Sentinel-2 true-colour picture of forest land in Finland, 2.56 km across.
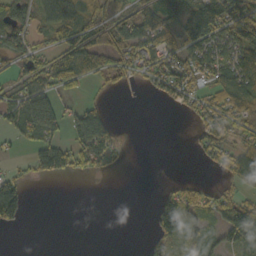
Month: October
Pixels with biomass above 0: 53%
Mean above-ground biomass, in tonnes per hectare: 53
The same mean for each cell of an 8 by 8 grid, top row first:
79 73 97 81 86 102 166 110
67 59 135 99 101 76 101 103
53 77 59 35 34 106 60 78
73 93 57 19 0 12 85 55
27 69 68 50 0 0 59 52
49 44 30 5 0 3 5 66
107 0 0 0 0 78 42 77
0 0 0 0 8 51 54 47
